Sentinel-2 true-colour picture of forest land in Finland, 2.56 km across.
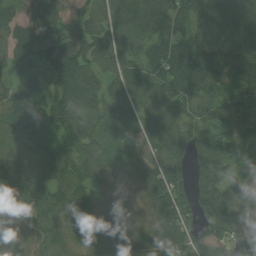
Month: July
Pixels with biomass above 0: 96%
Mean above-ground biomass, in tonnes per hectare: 94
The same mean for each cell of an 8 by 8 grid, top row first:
76 95 59 100 116 89 106 102
86 90 113 109 80 96 118 126
67 61 138 86 115 127 119 121
96 102 104 64 91 107 87 119
75 76 93 33 78 94 119 125
110 95 82 66 96 88 130 68
78 92 78 57 69 113 126 89
71 77 69 102 88 94 91 111
